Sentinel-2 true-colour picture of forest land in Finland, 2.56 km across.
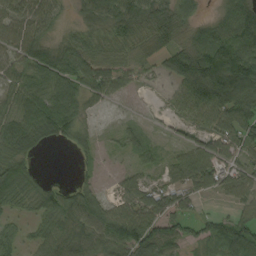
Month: September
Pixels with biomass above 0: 80%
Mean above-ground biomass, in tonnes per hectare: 58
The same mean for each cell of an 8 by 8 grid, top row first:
68 59 30 76 72 68 20 135
68 58 62 53 32 49 107 136
52 81 76 51 21 53 109 135
68 107 54 7 4 30 83 85
80 31 30 10 20 16 45 71
86 7 12 9 23 43 70 54
40 70 79 58 79 43 3 37
41 69 73 98 110 67 60 93
